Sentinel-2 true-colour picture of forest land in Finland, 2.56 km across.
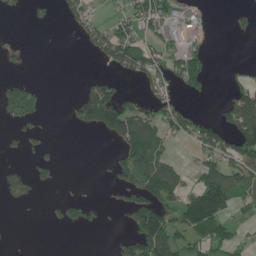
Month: June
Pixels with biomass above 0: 36%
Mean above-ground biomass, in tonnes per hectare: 52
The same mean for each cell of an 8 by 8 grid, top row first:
9 15 63 25 106 67 16 22
16 0 9 123 116 73 28 0
35 1 8 36 65 68 61 40
88 14 57 119 60 82 6 111
10 12 0 15 152 27 86 96
44 22 0 31 115 71 112 75
7 8 41 11 128 100 221 36
1 0 0 13 137 95 108 44
